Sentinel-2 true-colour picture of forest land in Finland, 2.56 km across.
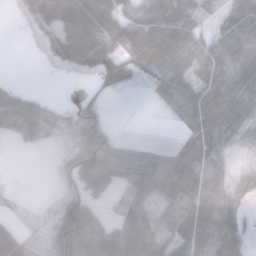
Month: November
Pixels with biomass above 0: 73%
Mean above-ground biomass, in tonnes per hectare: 40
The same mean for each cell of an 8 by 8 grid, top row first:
4 58 82 53 44 69 19 68
0 21 71 38 71 70 46 71
5 0 3 34 19 51 52 84
70 17 25 3 1 18 66 55
8 14 27 22 8 25 49 20
1 5 47 41 76 104 53 24
7 11 60 13 53 72 65 26
50 22 63 66 94 61 55 51
